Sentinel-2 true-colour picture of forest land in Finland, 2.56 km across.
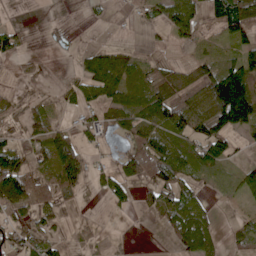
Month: May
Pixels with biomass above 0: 55%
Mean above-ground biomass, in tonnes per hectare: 41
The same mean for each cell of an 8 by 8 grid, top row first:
1 1 2 7 33 85 38 88
33 6 14 29 15 14 12 41
10 5 38 62 33 34 79 125
32 25 34 38 50 88 105 155
39 58 48 7 72 55 87 11
109 37 60 40 60 66 23 34
61 47 4 19 16 57 21 9
56 37 14 8 0 33 45 25
